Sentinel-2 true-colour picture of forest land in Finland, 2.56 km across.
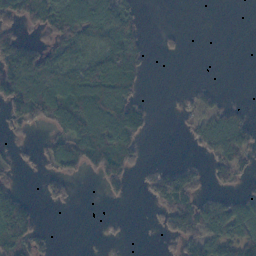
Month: October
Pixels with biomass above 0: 48%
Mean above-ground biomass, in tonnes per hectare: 54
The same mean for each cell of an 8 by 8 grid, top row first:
81 117 135 131 11 0 0 0
99 62 85 115 37 6 0 0
157 119 112 126 23 0 2 0
74 90 116 142 47 7 56 38
9 34 118 110 25 0 64 82
19 37 27 85 12 84 31 34
115 11 1 2 2 89 62 71
98 15 0 6 0 41 95 97
